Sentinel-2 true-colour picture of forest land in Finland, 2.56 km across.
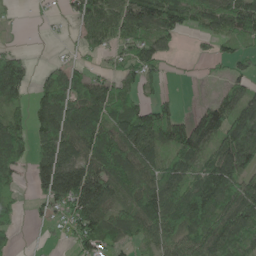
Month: May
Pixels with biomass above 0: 71%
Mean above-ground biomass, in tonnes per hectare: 81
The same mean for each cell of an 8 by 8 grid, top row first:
8 8 72 101 132 114 80 113
28 1 29 49 72 25 21 45
133 56 71 54 73 7 8 49
55 98 133 88 103 70 81 112
112 101 125 151 132 108 84 184
43 111 151 134 100 81 95 99
28 38 126 79 115 135 132 125
25 8 76 67 50 79 101 85
